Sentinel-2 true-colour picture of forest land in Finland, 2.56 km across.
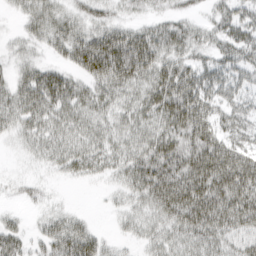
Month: March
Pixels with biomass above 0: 80%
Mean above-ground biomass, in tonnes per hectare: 41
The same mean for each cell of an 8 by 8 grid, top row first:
15 41 30 22 20 22 18 37
18 28 62 86 72 41 28 52
39 69 39 66 45 67 44 32
47 58 40 32 39 73 50 38
16 38 33 30 41 60 69 44
9 10 19 19 57 68 80 89
8 16 5 8 27 63 78 69
39 44 73 12 19 32 44 32
